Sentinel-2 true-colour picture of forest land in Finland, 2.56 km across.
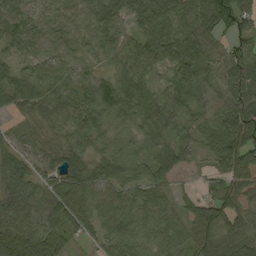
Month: September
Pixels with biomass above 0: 93%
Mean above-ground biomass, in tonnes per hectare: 69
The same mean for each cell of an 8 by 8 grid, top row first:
65 50 61 63 78 80 90 81
48 51 45 60 70 102 85 67
62 81 60 68 66 73 89 112
45 56 67 70 78 87 76 126
43 43 51 45 54 65 67 128
77 51 79 61 50 37 30 83
86 73 75 80 71 45 74 68
125 98 27 61 56 63 76 78
